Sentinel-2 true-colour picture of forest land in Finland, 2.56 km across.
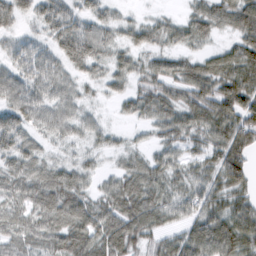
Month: February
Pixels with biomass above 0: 89%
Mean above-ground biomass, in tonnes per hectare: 55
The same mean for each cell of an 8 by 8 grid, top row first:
42 48 43 28 16 19 73 84
39 37 73 42 44 39 27 67
50 53 33 37 50 67 81 88
54 45 32 9 52 69 90 105
46 23 24 20 19 48 67 93
54 56 46 33 70 44 64 77
47 74 81 71 89 57 65 66
55 60 85 91 56 55 95 85
